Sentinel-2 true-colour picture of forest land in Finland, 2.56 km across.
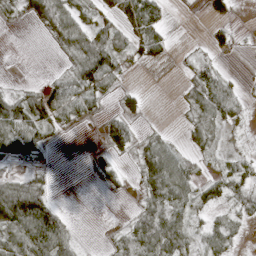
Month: April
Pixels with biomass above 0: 56%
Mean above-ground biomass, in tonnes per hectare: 31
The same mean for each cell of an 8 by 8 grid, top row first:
17 66 42 30 88 0 16 2
0 5 63 66 32 6 14 4
2 13 60 36 0 3 53 8
65 61 33 15 11 5 49 24
68 18 0 32 30 21 25 6
21 13 0 16 43 80 21 37
100 66 0 0 38 52 28 19
49 93 10 16 69 68 42 10
